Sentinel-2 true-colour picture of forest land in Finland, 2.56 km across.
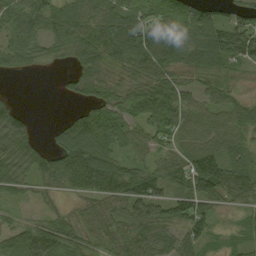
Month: September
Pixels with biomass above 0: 84%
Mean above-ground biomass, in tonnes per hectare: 69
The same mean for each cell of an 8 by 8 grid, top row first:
73 65 63 92 89 89 65 46
71 43 79 95 115 91 67 104
6 0 64 56 84 72 59 35
34 0 41 82 98 105 53 67
52 21 133 93 50 51 60 58
50 45 123 113 107 77 119 102
22 26 36 62 110 85 58 43
90 129 78 73 89 75 41 28
